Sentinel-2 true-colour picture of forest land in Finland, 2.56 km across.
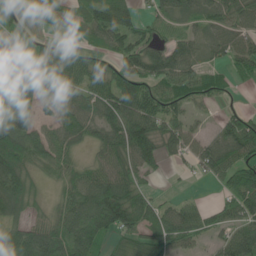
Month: June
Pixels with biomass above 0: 79%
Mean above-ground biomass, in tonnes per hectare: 68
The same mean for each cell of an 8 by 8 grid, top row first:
49 86 52 104 34 50 54 56
65 35 38 61 87 69 48 70
99 84 77 89 93 82 48 23
71 25 75 92 102 62 17 35
115 76 44 84 120 62 43 100
127 32 62 85 46 7 38 87
77 32 100 154 74 47 36 80
104 93 89 50 72 74 33 70
